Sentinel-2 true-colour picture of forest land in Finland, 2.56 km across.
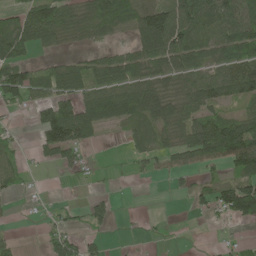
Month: May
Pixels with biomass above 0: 59%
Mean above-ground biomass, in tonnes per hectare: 59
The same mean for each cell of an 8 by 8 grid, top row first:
60 128 69 126 94 108 96 97
81 32 20 23 78 106 81 89
115 122 78 85 80 63 79 113
25 76 93 95 70 59 57 39
26 84 75 3 33 59 149 175
41 3 23 6 23 25 27 74
5 13 23 29 1 1 37 152
15 46 49 7 3 0 2 15
